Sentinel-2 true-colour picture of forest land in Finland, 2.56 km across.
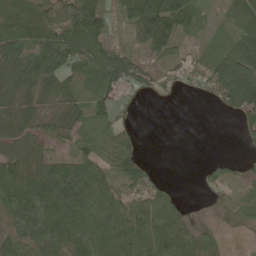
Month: May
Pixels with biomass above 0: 75%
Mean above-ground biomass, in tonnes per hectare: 61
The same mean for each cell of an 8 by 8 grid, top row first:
90 121 200 80 117 92 18 76
68 80 82 84 46 34 28 86
60 77 56 78 48 26 56 123
51 43 54 48 2 0 2 59
55 30 36 39 7 0 0 10
85 99 99 96 75 1 26 24
88 101 98 85 118 40 9 59
68 80 74 87 91 87 40 4
